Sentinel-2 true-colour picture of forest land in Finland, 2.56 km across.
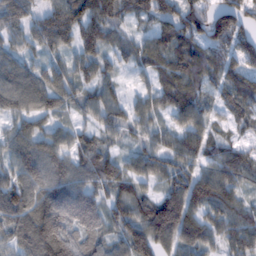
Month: February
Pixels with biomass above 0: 91%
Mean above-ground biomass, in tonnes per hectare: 86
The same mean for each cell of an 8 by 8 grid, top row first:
92 86 112 98 71 113 90 93
59 80 111 62 67 96 87 97
84 84 86 46 36 90 81 68
59 72 54 87 67 86 59 74
94 83 72 40 63 79 75 49
87 104 86 108 77 92 91 85
113 112 140 89 98 154 109 81
65 103 79 77 133 115 81 94
